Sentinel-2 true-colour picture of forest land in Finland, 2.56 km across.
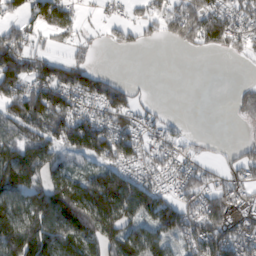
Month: February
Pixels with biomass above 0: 69%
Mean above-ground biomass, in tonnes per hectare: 82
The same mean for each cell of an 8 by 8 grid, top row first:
56 109 37 27 51 116 142 81
146 41 38 25 22 24 60 52
149 134 109 61 4 0 0 9
108 139 76 100 37 5 0 43
111 104 111 135 69 49 10 28
168 104 65 98 61 69 61 69
119 150 142 129 107 108 133 103
156 135 103 111 122 68 145 114
